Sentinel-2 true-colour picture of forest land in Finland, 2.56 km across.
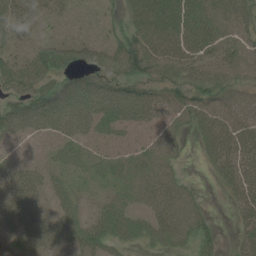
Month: June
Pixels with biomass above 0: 80%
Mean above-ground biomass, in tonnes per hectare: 48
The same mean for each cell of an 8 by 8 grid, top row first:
40 27 9 17 56 56 58 58
27 48 45 46 67 49 56 55
68 57 54 54 53 50 57 51
61 86 75 77 69 52 65 62
30 31 49 37 36 34 46 70
54 41 37 45 62 34 9 67
67 45 36 51 48 61 15 34
50 60 56 47 36 44 26 26
